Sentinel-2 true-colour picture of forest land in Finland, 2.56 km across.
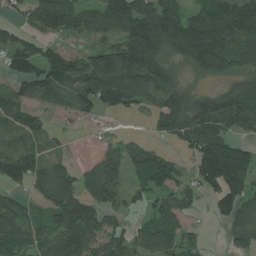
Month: July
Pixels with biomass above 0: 75%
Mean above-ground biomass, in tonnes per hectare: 82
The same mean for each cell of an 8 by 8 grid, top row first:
26 126 90 133 177 137 100 148
74 44 27 92 210 144 207 104
76 106 108 186 104 44 55 62
66 34 44 47 28 116 113 120
33 32 1 23 27 29 131 58
90 59 68 85 90 65 147 141
81 64 109 55 38 74 19 94
66 50 119 65 69 51 7 51
